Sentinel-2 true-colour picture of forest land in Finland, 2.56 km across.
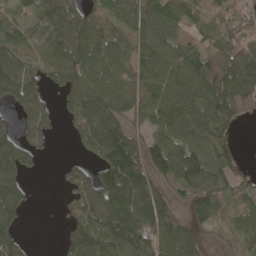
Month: April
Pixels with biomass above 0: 79%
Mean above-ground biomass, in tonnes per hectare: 82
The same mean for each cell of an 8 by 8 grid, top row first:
54 82 75 69 105 87 64 65
81 83 107 90 77 86 79 109
106 55 89 94 97 111 140 131
47 52 98 107 92 115 124 63
86 34 45 144 85 92 95 15
86 1 53 136 102 110 131 37
83 0 56 129 137 69 71 43
67 0 85 116 118 129 36 50
